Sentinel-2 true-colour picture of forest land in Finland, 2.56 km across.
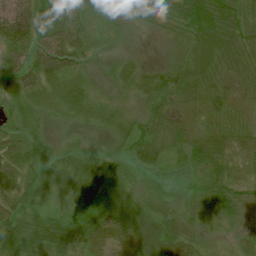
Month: July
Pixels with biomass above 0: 95%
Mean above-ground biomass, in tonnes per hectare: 42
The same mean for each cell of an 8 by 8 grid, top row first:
74 70 43 37 31 57 84 64
59 66 53 14 12 41 66 77
54 51 34 27 40 58 56 42
28 20 33 28 39 34 30 16
48 29 13 19 61 35 52 31
65 34 60 43 12 7 47 27
56 26 38 40 32 22 37 37
41 55 43 72 59 63 12 18
